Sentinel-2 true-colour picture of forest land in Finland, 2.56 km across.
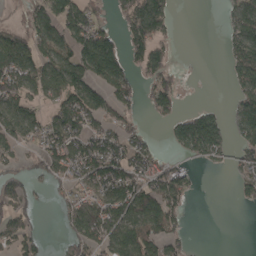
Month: April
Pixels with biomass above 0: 56%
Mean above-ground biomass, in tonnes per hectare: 75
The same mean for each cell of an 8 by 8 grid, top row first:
26 111 117 33 166 25 0 92
124 105 114 145 115 17 0 105
111 107 122 126 52 41 1 82
112 64 134 69 25 63 58 83
59 90 109 102 63 54 138 64
45 66 99 144 106 87 2 48
69 9 96 120 128 70 0 12
76 13 96 107 112 51 0 0
